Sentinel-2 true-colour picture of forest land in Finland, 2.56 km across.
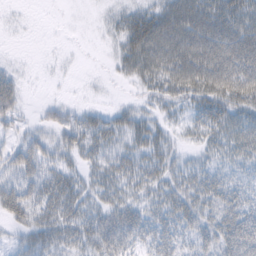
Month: February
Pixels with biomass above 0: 72%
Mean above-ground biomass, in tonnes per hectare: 29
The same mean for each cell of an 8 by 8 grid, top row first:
2 0 0 14 37 52 53 48
1 1 1 10 52 54 52 52
25 1 1 6 29 45 51 49
35 18 22 17 19 16 39 37
25 32 35 31 32 15 25 39
36 38 24 30 30 27 28 19
49 39 32 35 27 36 33 40
14 32 30 42 26 29 35 72
